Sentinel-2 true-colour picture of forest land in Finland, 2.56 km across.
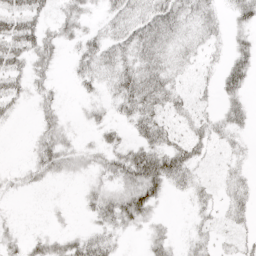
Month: April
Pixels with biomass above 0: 64%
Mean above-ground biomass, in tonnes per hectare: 23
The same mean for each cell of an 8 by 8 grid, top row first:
39 19 25 24 36 41 32 25
38 29 21 29 34 20 16 22
22 17 17 26 46 18 8 35
11 19 5 16 44 24 14 26
0 35 12 23 38 30 24 12
13 20 13 37 72 40 8 17
2 4 9 46 45 1 16 23
14 25 29 21 15 13 14 14
